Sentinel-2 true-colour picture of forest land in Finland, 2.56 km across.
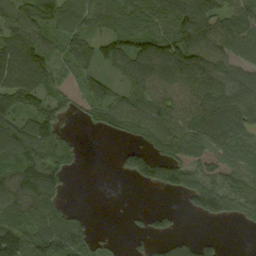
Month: September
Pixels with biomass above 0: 72%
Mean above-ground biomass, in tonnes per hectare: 74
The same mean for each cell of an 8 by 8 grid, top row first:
81 106 75 82 92 104 90 77
118 64 67 72 101 123 102 72
105 68 31 39 69 84 111 91
91 87 24 73 80 68 106 101
131 143 27 4 53 95 82 90
93 109 5 3 100 102 59 72
107 110 15 1 10 14 112 75
143 130 88 10 23 44 23 0
